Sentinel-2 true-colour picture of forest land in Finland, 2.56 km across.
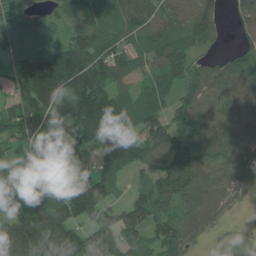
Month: June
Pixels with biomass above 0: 86%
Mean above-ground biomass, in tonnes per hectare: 95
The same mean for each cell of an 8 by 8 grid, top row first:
62 46 75 70 104 107 91 52
76 62 139 82 86 95 35 45
94 178 145 104 66 83 105 91
82 124 153 146 160 78 78 96
40 98 89 176 112 145 84 100
65 94 94 77 50 181 87 77
56 124 144 77 130 64 75 16
173 222 109 119 73 108 18 13
